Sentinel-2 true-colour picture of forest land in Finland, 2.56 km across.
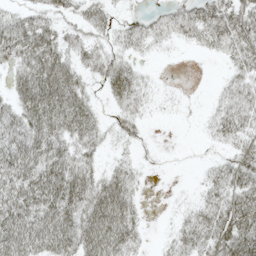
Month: May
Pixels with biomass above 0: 69%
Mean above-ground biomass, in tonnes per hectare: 41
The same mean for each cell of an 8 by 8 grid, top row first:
33 32 27 17 19 40 54 49
66 69 39 27 23 8 23 47
41 84 35 53 21 1 1 33
50 86 58 21 21 5 13 49
68 69 47 18 8 0 9 33
69 80 55 43 11 0 22 50
75 76 63 85 12 7 42 54
84 72 64 83 15 26 46 70
